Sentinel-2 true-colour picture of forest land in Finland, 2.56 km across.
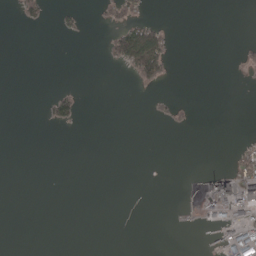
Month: May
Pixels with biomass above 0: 11%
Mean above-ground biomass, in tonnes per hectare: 12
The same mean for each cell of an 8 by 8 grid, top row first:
9 15 13 25 17 0 0 0
0 0 0 42 137 7 0 6
0 0 0 0 41 3 0 2
0 21 25 0 1 11 0 0
0 0 0 0 0 0 0 13
0 0 0 0 0 0 32 104
0 0 0 0 0 4 29 105
0 0 0 0 0 17 7 87
